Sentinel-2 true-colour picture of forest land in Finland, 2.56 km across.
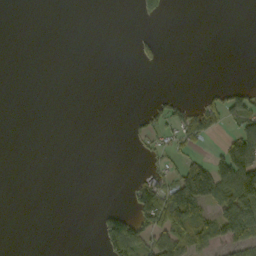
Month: September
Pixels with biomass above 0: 20%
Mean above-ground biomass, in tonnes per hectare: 26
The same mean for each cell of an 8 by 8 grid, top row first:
0 0 0 0 30 0 0 0
0 0 0 0 17 0 0 0
0 0 0 0 0 0 0 2
0 0 0 0 18 51 76 91
0 0 0 0 20 34 21 121
0 0 0 0 25 53 130 156
0 0 0 21 82 139 41 120
0 0 0 109 75 75 52 74
